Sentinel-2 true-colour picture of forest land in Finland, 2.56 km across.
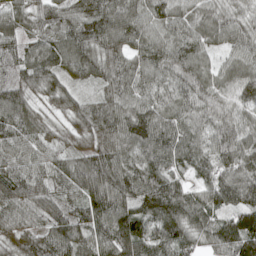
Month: May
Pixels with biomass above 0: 97%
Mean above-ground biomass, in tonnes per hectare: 89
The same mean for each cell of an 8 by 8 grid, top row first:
74 74 98 108 66 86 66 57
64 95 103 90 90 89 60 71
64 92 66 86 87 85 77 91
111 49 80 92 104 81 69 66
88 76 51 87 107 106 64 93
107 94 73 107 118 85 77 107
104 100 70 84 115 137 112 105
81 105 98 134 106 105 75 147
